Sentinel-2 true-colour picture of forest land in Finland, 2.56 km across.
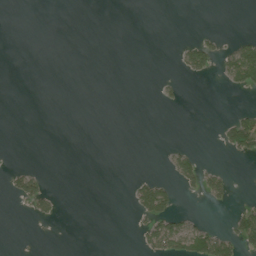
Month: July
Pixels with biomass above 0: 11%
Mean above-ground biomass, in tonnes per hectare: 13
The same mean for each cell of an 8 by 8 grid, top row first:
0 0 0 0 0 0 0 0
0 0 0 0 0 10 43 50
0 0 0 0 0 8 6 51
0 0 0 0 0 2 0 16
0 0 0 0 0 6 0 63
32 12 0 0 14 36 38 0
4 28 0 0 73 42 6 22
0 0 0 0 28 80 83 65
